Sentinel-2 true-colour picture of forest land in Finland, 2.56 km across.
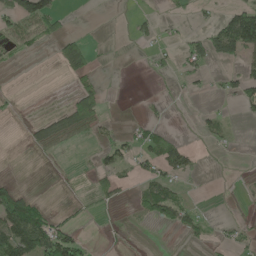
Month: May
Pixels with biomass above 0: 25%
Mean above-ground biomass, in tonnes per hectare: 23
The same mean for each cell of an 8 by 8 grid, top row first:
63 70 0 0 13 7 6 92
15 5 45 2 9 17 64 88
0 0 25 0 1 10 13 47
1 11 60 2 6 0 12 11
0 44 11 33 36 35 9 2
3 0 3 32 31 40 1 1
85 21 10 8 38 58 3 1
116 99 36 5 2 2 13 23
